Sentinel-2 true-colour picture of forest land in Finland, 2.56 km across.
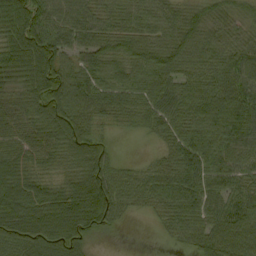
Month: September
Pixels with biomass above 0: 92%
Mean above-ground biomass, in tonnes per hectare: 67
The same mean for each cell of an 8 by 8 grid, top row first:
90 68 62 61 61 57 57 49
92 107 56 62 70 81 67 61
57 109 65 67 70 67 70 73
76 100 85 58 69 73 74 74
70 77 105 25 6 59 69 64
91 49 87 66 25 49 59 43
105 107 142 89 35 61 59 59
106 104 72 4 0 15 50 22
